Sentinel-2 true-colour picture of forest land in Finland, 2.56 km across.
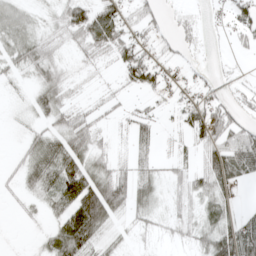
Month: April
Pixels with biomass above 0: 64%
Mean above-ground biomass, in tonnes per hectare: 33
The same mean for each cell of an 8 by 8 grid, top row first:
33 14 63 66 40 14 9 43
39 34 30 63 48 22 6 15
12 36 9 10 68 28 21 14
7 36 29 17 19 24 64 28
6 47 50 20 24 19 48 65
26 55 66 61 34 22 48 41
13 25 83 59 28 19 36 18
1 28 78 19 6 13 41 77
